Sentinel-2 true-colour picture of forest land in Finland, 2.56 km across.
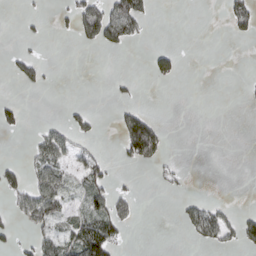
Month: March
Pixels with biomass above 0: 22%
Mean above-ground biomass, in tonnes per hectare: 21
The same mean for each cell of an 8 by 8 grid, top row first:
1 6 57 82 43 0 0 48
5 0 10 24 4 8 0 0
21 11 0 5 3 21 0 1
26 0 14 7 26 0 0 0
0 56 26 1 139 0 0 0
31 63 39 25 0 11 0 0
34 81 29 73 1 6 36 6
16 43 81 66 0 0 31 32
